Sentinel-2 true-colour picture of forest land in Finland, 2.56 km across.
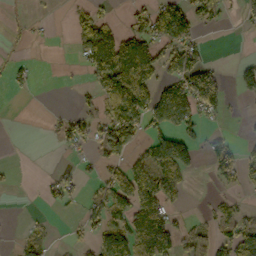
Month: October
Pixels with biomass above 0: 39%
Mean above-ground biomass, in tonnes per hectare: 47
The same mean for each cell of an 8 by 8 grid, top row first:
4 3 31 25 55 107 59 26
9 2 43 122 89 79 23 0
21 0 5 136 131 84 102 38
0 4 29 69 116 153 56 4
0 1 35 99 41 118 46 21
5 15 23 60 74 65 8 40
0 14 21 82 103 22 9 23
14 20 19 86 98 56 63 87
